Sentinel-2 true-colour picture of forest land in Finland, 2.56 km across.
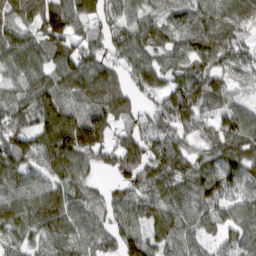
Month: March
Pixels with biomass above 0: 92%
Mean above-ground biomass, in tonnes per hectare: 91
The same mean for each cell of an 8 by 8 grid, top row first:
88 138 83 83 78 74 96 95
106 104 83 81 94 85 100 80
71 89 118 97 106 86 110 40
83 126 83 113 58 142 60 75
125 139 164 91 103 88 64 112
101 89 73 44 102 101 86 87
102 112 90 88 83 95 75 62
79 89 88 74 107 83 44 67
